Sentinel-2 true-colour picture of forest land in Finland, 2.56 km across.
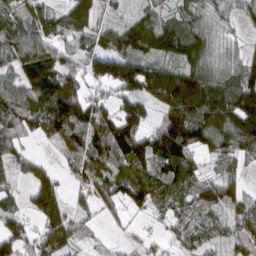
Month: March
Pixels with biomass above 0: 84%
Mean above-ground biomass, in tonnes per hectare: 99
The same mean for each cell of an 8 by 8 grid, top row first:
76 71 116 23 56 70 65 38
111 91 37 120 121 135 97 37
79 165 74 146 168 159 130 126
121 187 171 113 82 159 173 180
74 43 116 185 119 204 107 110
64 83 83 128 127 133 59 52
68 157 33 64 73 77 106 79
106 107 47 18 27 47 58 78
